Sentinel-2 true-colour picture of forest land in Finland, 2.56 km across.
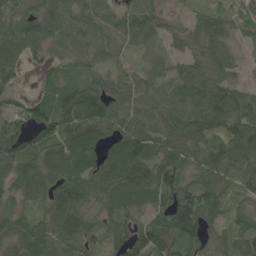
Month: June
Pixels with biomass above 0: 91%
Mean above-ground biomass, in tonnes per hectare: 82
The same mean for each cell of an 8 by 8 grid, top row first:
85 91 75 55 85 27 65 54
87 71 57 50 40 36 77 35
47 57 64 57 54 71 89 43
76 104 133 74 64 85 110 84
94 111 133 74 113 89 80 130
85 100 124 109 118 109 92 92
61 78 97 77 85 129 105 49
89 99 87 66 109 103 66 84
